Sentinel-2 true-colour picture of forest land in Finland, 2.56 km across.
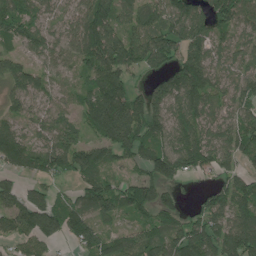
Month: June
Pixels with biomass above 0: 86%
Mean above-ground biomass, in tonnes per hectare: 107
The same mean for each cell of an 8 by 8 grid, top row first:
123 63 98 140 111 136 108 101
56 97 120 172 152 138 97 71
114 66 50 116 34 142 129 86
75 73 80 224 147 110 98 84
152 93 94 142 116 121 121 112
75 84 90 66 91 106 51 88
131 141 101 110 114 92 118 127
75 86 87 76 114 124 141 177
